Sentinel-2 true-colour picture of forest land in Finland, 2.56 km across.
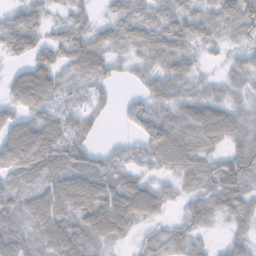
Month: November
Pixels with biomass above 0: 86%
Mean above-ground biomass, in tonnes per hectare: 52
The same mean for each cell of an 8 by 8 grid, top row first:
44 27 31 33 50 51 48 74
49 48 76 54 56 57 25 25
47 75 40 33 40 63 22 30
44 58 36 18 55 48 80 36
93 90 51 13 52 79 46 42
51 56 73 62 37 40 57 82
61 94 79 87 81 18 59 57
76 79 76 46 26 43 18 33
